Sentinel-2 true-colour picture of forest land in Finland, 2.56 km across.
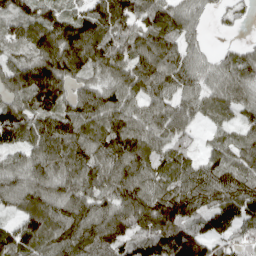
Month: April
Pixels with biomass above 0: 92%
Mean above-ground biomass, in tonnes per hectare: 85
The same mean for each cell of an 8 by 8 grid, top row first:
78 78 72 123 81 89 25 25
71 125 132 117 98 78 24 35
108 143 61 73 105 86 59 74
107 99 92 93 73 86 47 51
88 115 89 103 92 78 35 67
79 96 90 90 84 89 88 85
57 93 91 89 113 114 72 97
103 100 102 94 95 121 84 68
